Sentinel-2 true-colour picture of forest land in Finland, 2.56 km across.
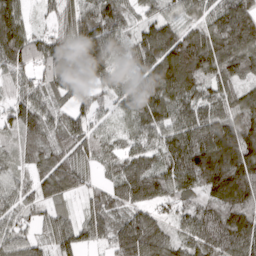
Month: March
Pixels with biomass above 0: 96%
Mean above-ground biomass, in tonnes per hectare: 102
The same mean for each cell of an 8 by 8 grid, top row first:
97 34 114 133 51 54 77 165
150 127 174 96 115 158 154 135
71 99 143 90 89 179 106 92
88 82 61 35 109 98 96 117
59 86 92 56 61 112 147 175
51 98 73 67 136 129 185 175
60 56 37 100 76 66 118 154
70 58 70 77 146 81 154 140
